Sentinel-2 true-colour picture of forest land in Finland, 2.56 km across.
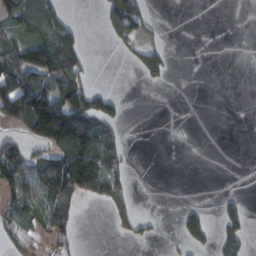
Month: February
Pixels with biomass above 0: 35%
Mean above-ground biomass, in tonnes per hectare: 43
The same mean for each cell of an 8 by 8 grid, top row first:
94 123 2 93 77 0 0 0
81 128 56 13 47 1 0 0
123 89 73 0 28 1 0 0
118 179 145 50 0 0 0 0
61 64 141 73 0 1 0 0
104 112 158 70 0 0 0 0
53 57 18 27 0 6 11 26
64 51 17 2 17 14 39 47
